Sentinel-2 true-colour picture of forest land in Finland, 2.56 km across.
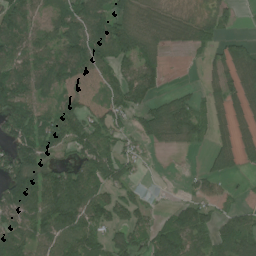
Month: July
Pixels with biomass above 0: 72%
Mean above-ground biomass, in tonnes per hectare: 77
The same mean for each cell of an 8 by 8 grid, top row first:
87 46 96 98 69 45 47 15
92 89 118 134 91 35 56 72
115 101 60 72 108 2 32 93
113 66 95 101 91 114 38 49
100 111 113 92 44 43 37 62
130 111 109 102 13 1 65 26
104 129 120 93 56 47 52 38
103 84 117 63 60 116 76 101
